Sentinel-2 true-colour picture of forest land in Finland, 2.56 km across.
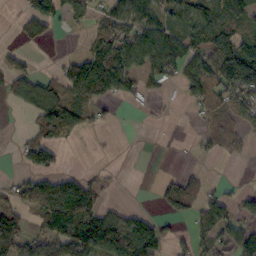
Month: October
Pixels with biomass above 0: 52%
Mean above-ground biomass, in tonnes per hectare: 65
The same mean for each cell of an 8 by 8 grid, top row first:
23 125 85 76 81 72 101 116
20 12 11 133 123 82 96 89
88 49 173 158 53 47 130 175
10 113 89 17 7 3 56 69
13 67 14 0 0 1 38 27
19 51 23 7 0 31 11 0
65 111 161 37 10 62 74 56
124 57 138 117 147 28 73 96
